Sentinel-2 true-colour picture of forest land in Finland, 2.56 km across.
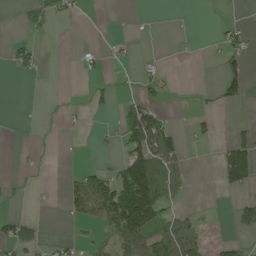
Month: May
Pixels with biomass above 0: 24%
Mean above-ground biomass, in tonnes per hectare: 29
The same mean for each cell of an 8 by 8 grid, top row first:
4 23 9 0 0 0 0 2
31 0 9 12 0 3 5 34
5 1 4 11 24 5 0 59
0 1 4 11 88 5 13 1
1 1 0 9 120 42 10 72
4 1 39 55 167 58 0 90
4 3 40 137 193 30 3 35
56 10 23 43 102 109 21 16
